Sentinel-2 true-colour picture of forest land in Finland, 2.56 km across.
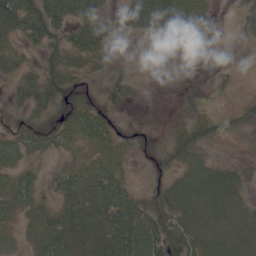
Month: June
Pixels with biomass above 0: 80%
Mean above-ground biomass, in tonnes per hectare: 44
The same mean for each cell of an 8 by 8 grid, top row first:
101 81 74 30 89 92 35 20
39 51 68 28 3 5 4 13
39 52 31 33 10 5 5 18
26 41 52 30 3 11 23 39
55 38 37 36 26 48 41 8
50 23 53 58 9 44 84 34
40 26 66 79 52 77 92 53
19 55 73 77 77 75 79 78
